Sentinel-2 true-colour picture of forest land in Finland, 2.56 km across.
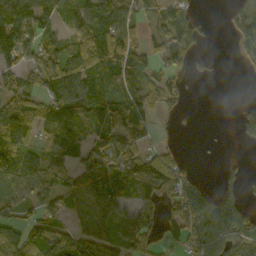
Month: October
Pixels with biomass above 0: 68%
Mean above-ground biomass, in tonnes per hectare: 72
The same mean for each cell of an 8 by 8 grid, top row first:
171 93 83 83 43 61 5 63
93 64 88 117 60 65 8 43
58 89 104 76 70 29 7 2
140 90 110 129 96 15 0 23
126 76 69 66 56 17 2 11
101 89 78 131 104 75 5 23
54 82 42 149 64 86 113 94
90 79 87 117 110 45 130 88
